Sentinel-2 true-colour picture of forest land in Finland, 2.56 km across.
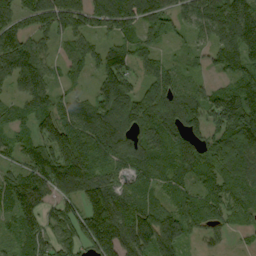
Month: September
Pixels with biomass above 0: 89%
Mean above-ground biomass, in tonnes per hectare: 100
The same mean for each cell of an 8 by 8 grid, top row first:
86 145 114 121 91 70 102 150
135 51 76 81 65 19 58 167
125 86 35 139 67 87 31 110
54 97 103 143 131 129 123 163
70 90 91 127 140 124 81 116
82 136 127 77 100 106 89 94
106 70 108 140 128 99 108 87
63 98 120 156 110 129 47 13
